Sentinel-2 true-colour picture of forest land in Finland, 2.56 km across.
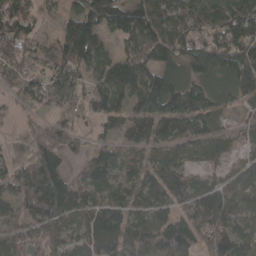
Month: April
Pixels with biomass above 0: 80%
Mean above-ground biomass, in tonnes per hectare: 96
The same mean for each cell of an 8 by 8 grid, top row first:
137 36 101 122 111 100 98 151
99 42 159 37 93 119 92 151
85 73 65 132 117 90 81 111
26 35 41 94 82 132 91 32
7 107 34 56 72 93 95 49
114 188 45 75 89 103 56 89
68 189 100 99 83 103 196 89
106 107 82 179 153 183 110 91
